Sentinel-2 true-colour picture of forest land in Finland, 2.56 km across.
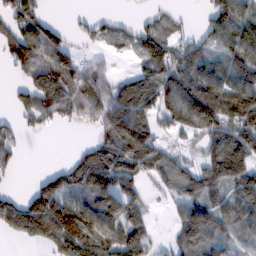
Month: February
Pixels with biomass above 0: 70%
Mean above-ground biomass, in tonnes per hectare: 92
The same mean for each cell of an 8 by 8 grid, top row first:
103 35 17 21 15 22 52 107
100 112 26 31 73 65 64 108
22 127 103 63 103 116 136 110
47 86 69 132 117 131 195 202
42 0 20 126 159 29 97 159
14 59 152 180 78 79 127 166
79 173 129 147 71 47 127 116
26 91 168 110 102 68 137 67
